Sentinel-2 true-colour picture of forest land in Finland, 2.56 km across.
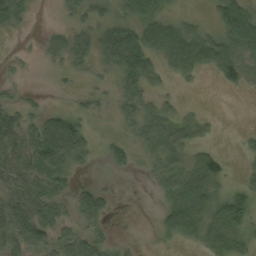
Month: September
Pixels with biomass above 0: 65%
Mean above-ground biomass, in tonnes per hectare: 43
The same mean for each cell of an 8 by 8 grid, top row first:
49 0 40 35 82 24 15 144
3 28 43 82 111 140 88 94
9 1 9 20 62 36 9 43
39 26 18 13 49 28 7 0
42 107 67 25 40 59 23 10
51 72 12 8 6 54 80 12
59 72 58 17 0 72 70 77
64 58 48 16 2 36 45 36
